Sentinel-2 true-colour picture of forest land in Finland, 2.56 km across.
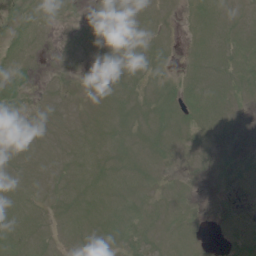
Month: June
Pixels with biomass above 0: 69%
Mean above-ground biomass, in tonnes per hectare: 6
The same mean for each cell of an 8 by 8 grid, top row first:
4 8 3 4 7 2 8 5
8 2 3 3 8 3 8 8
13 2 2 7 7 5 9 7
6 3 3 8 8 9 9 2
7 5 7 8 7 6 3 1
6 5 9 9 7 3 2 4
9 5 10 8 6 7 1 1
11 6 7 6 6 9 1 4
